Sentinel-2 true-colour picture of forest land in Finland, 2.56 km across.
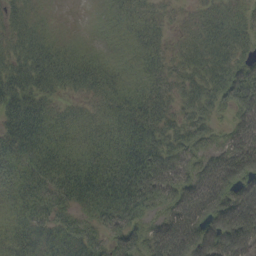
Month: September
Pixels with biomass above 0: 91%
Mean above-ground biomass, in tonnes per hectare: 43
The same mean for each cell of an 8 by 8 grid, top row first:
26 6 0 17 29 10 27 32
34 36 17 13 33 16 46 36
58 51 41 38 35 29 43 62
65 41 20 38 53 35 32 51
50 56 39 45 59 39 27 53
37 57 67 63 64 42 56 67
35 44 38 59 45 46 69 78
36 40 43 33 46 73 69 82
